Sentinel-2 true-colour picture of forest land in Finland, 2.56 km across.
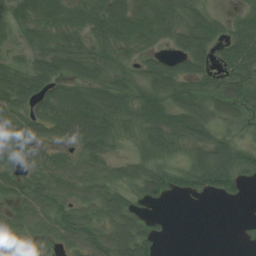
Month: July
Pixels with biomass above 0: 81%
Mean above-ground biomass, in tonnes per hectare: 47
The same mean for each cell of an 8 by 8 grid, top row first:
45 56 42 72 56 47 39 28
23 46 42 50 34 34 59 61
67 60 54 49 49 78 42 60
48 65 90 70 59 62 44 47
62 41 57 34 48 50 57 36
47 63 50 28 53 44 92 57
38 56 46 59 23 0 1 2
52 23 58 70 60 2 0 6
